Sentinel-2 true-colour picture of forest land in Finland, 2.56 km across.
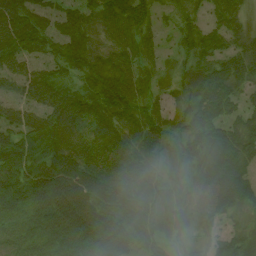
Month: July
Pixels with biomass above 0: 93%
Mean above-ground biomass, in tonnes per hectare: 77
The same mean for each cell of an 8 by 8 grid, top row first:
120 70 71 73 52 29 38 35
124 80 92 67 56 25 63 42
71 90 74 112 58 35 81 59
70 96 100 93 64 42 83 42
98 128 80 83 71 59 73 73
106 144 105 97 85 50 74 81
74 138 130 112 107 65 67 54
44 73 118 122 81 43 36 71
